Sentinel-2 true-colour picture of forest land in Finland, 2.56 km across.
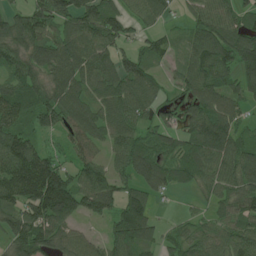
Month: June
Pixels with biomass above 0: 85%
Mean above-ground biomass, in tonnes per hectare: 85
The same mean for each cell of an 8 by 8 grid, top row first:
72 112 120 95 74 26 104 75
95 88 99 76 47 34 111 112
83 72 84 89 100 42 105 82
97 94 85 92 72 49 107 52
124 27 72 62 76 70 127 81
152 182 80 77 110 82 84 100
96 163 91 76 100 6 36 78
92 89 62 77 87 51 69 91
